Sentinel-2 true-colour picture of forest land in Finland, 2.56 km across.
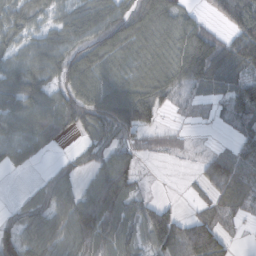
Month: October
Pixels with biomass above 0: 78%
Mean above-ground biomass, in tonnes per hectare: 52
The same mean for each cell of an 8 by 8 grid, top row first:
53 39 63 82 86 55 23 92
41 48 69 76 38 52 94 86
44 39 89 39 47 56 68 57
56 72 77 92 90 23 6 50
55 35 16 43 26 16 5 35
2 26 30 114 9 0 62 50
28 68 90 95 47 19 37 32
83 68 78 71 53 79 71 5
